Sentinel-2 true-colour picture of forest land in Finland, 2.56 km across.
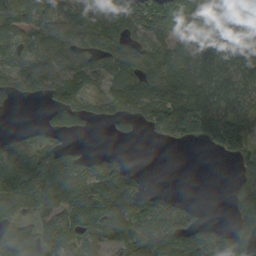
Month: September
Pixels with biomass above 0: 72%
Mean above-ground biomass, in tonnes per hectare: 93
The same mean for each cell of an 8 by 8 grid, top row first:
98 82 74 111 171 139 65 59
86 89 79 94 105 104 123 72
82 109 100 87 134 143 106 83
8 36 83 74 125 190 133 99
55 56 13 6 4 42 54 141
129 145 150 183 29 0 0 57
96 98 161 178 116 79 7 114
119 112 70 54 122 140 141 120
